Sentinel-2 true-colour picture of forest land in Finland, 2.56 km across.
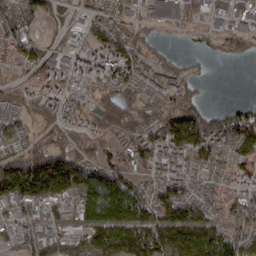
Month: March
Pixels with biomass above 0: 81%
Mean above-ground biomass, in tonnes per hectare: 92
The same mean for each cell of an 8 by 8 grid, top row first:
91 53 37 63 46 35 37 44
80 38 42 120 65 11 23 47
41 87 69 101 94 83 19 0
62 69 81 122 107 156 77 78
68 70 65 54 123 179 156 131
213 267 150 130 84 106 51 77
62 79 97 154 135 140 82 80
60 110 97 169 184 190 165 85
